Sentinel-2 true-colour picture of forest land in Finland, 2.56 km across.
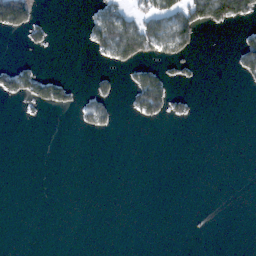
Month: February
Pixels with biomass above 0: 15%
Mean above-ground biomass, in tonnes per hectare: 18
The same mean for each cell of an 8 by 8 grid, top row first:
147 4 5 75 56 82 101 62
1 13 3 82 74 53 0 44
62 54 2 18 71 17 0 13
1 14 22 24 48 20 0 0
0 0 0 0 0 0 0 0
0 0 0 0 0 0 0 0
0 0 0 0 0 0 0 0
0 0 0 0 0 0 0 0
